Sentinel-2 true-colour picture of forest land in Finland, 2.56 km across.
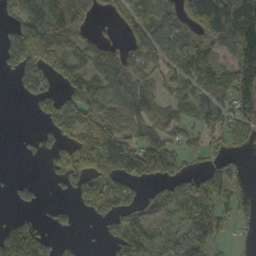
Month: October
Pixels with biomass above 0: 64%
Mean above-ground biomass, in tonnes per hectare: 68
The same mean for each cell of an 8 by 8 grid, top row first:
45 133 80 17 93 73 110 147
99 119 60 42 92 83 71 112
40 71 78 109 74 65 89 142
0 70 119 77 98 60 63 95
2 31 114 127 86 50 33 42
6 16 96 87 77 73 42 20
17 11 33 82 48 70 55 37
144 40 10 50 93 62 57 9
